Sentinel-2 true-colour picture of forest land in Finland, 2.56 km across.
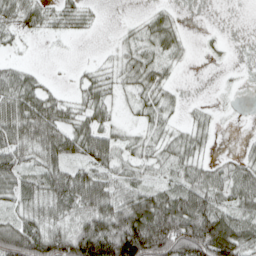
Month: April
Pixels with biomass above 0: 70%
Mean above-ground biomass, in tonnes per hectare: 49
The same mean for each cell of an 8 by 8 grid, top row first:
43 35 32 0 17 16 0 0
13 2 1 11 39 30 6 0
53 10 19 32 49 12 0 3
73 71 41 24 34 16 14 4
68 75 61 58 30 39 17 5
61 65 60 51 33 42 52 54
35 56 66 82 105 105 85 53
114 101 127 147 175 157 143 84
